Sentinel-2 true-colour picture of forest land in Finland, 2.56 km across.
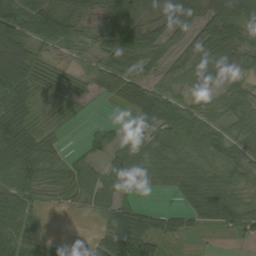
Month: September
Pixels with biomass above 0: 83%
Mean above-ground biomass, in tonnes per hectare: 51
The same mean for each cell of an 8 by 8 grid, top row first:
101 100 61 61 55 69 65 74
89 47 29 66 83 35 89 67
82 35 38 71 52 51 57 35
95 14 12 9 79 55 44 56
107 39 7 36 53 59 58 49
86 62 56 58 52 54 55 47
43 24 28 51 25 11 61 50
49 23 4 63 46 9 5 21
